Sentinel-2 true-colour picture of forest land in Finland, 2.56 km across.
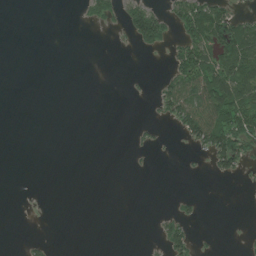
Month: July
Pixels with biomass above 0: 21%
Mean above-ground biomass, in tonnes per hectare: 24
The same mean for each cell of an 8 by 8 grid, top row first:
0 0 7 37 96 47 102 39
0 0 0 1 30 36 87 128
0 0 0 0 3 62 131 123
0 0 0 0 1 67 109 110
0 0 0 0 12 3 88 76
0 0 0 0 2 0 11 21
0 0 0 0 0 14 0 0
0 10 0 0 2 54 2 1
